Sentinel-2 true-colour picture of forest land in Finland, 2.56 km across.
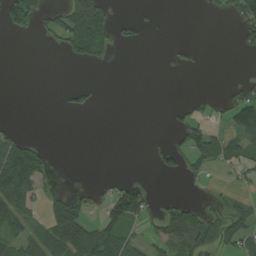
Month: August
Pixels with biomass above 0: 31%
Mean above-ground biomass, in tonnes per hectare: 33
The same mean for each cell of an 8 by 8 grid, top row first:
108 33 136 40 8 0 8 53
0 7 97 41 7 9 0 19
0 0 1 0 0 0 0 10
0 0 21 0 0 14 20 115
44 9 0 0 0 27 70 48
128 27 0 7 0 28 19 32
79 36 44 88 60 51 26 16
46 75 121 84 34 73 65 56
